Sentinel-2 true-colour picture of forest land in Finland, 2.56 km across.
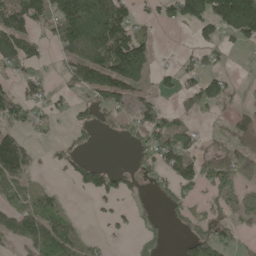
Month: May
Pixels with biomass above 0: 52%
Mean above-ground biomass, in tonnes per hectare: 64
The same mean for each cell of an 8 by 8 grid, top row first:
116 104 222 166 31 79 125 228
108 30 153 166 85 5 43 26
34 19 96 140 67 39 60 6
65 37 26 53 74 48 28 46
99 16 29 2 52 97 26 83
75 9 56 48 24 69 67 68
63 101 3 22 10 37 27 38
75 153 50 9 35 14 92 18
